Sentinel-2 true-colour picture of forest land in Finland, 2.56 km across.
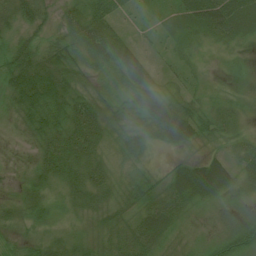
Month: July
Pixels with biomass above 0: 90%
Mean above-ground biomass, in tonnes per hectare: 29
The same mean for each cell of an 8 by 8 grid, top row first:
38 27 44 36 9 26 78 51
39 29 37 48 13 11 12 10
52 59 19 13 38 11 8 8
27 49 45 17 36 50 25 16
7 35 54 17 24 35 20 20
9 33 38 22 20 36 72 33
17 23 25 24 33 39 13 16
14 22 19 29 45 17 13 37
